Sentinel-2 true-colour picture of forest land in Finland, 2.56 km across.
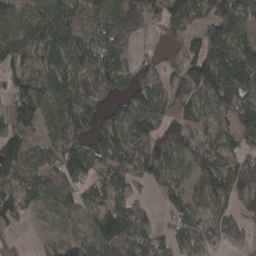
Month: April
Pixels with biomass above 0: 82%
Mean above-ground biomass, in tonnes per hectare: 95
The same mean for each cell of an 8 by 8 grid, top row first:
68 87 72 84 108 139 129 148
115 85 106 114 24 45 167 120
87 80 101 120 91 82 164 181
135 109 113 62 160 72 72 123
112 90 94 125 137 121 66 59
106 106 93 95 98 67 104 98
111 60 59 106 63 76 60 46
21 19 63 126 125 84 83 41
